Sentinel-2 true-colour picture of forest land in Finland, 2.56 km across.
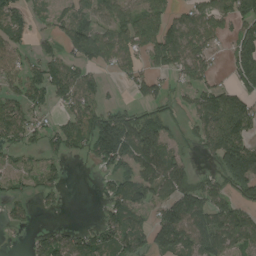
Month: August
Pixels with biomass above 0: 66%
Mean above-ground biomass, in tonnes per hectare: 76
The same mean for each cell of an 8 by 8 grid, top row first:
63 32 66 87 92 47 93 99
59 37 108 98 78 121 68 110
76 108 95 16 76 36 58 92
85 46 88 80 52 35 115 136
68 52 64 189 156 33 81 124
47 51 0 60 120 96 43 125
38 19 0 64 71 127 110 70
3 71 77 78 71 123 94 82
